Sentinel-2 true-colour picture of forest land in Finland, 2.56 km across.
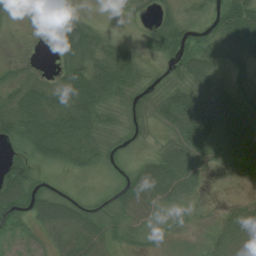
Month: July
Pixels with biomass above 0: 82%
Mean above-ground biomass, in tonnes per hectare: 45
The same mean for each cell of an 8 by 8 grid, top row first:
21 66 29 1 11 23 29 100
6 24 76 38 15 46 42 51
23 19 83 85 27 31 52 25
74 74 89 30 39 96 125 89
42 91 62 26 12 52 80 92
81 11 14 12 66 75 16 16
69 78 41 39 55 31 4 35
26 35 64 28 16 9 24 68
